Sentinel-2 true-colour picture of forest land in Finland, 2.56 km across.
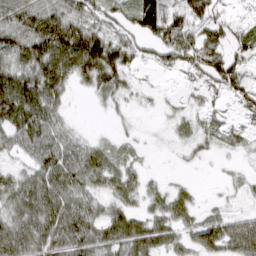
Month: March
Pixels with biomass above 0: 77%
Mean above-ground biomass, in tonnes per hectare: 57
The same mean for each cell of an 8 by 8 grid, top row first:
85 93 74 55 105 43 86 12
86 121 131 89 48 98 94 45
103 110 50 68 6 10 63 63
112 82 2 16 7 15 28 30
50 75 41 22 10 18 30 22
40 85 82 55 27 6 2 17
65 83 70 42 31 51 17 13
88 85 91 81 97 51 71 103
